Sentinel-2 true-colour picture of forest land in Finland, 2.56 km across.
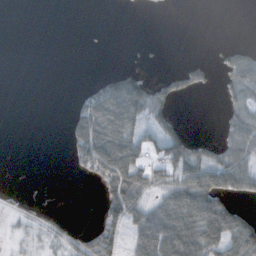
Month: October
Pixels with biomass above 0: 38%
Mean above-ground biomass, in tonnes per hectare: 36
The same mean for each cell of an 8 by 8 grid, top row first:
0 0 0 0 0 0 0 0
0 0 0 0 5 0 1 21
0 0 1 58 35 29 17 66
0 0 57 128 74 15 0 47
0 0 76 104 49 65 25 66
0 0 19 98 72 68 76 76
10 11 0 52 58 110 115 31
9 22 32 36 89 145 111 99
